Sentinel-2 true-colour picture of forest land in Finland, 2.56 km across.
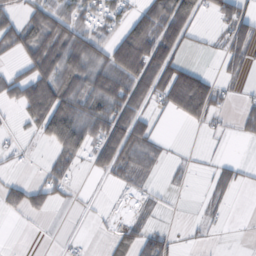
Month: October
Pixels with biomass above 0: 45%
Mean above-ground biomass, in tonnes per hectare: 38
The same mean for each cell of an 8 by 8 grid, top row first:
36 58 44 37 64 104 22 69
46 76 73 53 93 60 7 59
49 89 68 86 80 79 32 16
16 108 85 81 38 37 50 20
7 31 72 87 60 0 1 2
3 29 7 33 23 7 14 19
27 22 2 3 12 1 12 0
0 0 4 35 53 9 4 0
